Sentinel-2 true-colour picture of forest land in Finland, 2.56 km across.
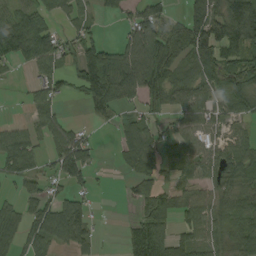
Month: August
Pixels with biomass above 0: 68%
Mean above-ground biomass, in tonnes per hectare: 67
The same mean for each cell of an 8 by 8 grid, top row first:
73 51 41 23 76 19 127 172
96 85 83 49 132 106 112 104
10 62 100 157 141 73 81 92
1 52 7 54 46 56 68 59
72 44 78 9 77 52 52 54
47 47 71 6 65 51 50 79
41 79 66 0 78 75 73 73
65 79 59 1 105 63 69 75
